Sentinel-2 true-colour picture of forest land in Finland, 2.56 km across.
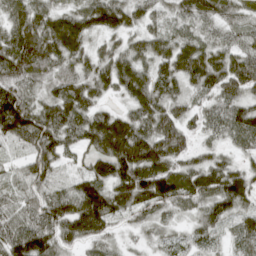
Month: April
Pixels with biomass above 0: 93%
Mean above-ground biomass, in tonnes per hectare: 72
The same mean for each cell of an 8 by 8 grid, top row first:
60 64 69 90 50 45 67 55
108 95 63 48 69 80 70 61
84 54 71 74 69 65 83 100
131 79 89 51 79 62 45 75
44 89 59 180 162 86 33 41
32 54 51 108 120 103 88 86
48 77 114 95 60 44 59 61
95 84 67 33 20 26 36 39
